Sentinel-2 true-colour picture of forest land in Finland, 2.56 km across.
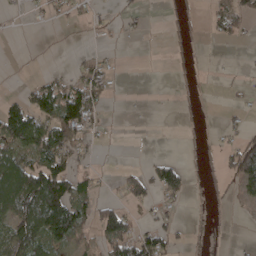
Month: April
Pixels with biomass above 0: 37%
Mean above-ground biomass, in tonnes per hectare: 36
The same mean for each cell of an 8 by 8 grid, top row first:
3 20 13 10 12 15 20 52
0 0 2 5 1 14 2 5
2 31 52 23 0 6 2 5
85 97 131 4 0 7 3 11
79 105 49 3 0 0 11 53
118 128 52 6 50 61 12 72
105 165 59 52 19 19 7 6
95 86 29 82 75 24 13 4
